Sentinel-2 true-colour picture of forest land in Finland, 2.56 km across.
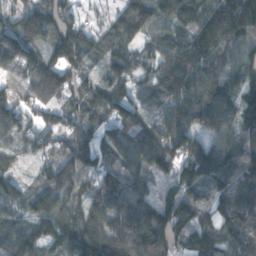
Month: November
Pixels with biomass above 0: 92%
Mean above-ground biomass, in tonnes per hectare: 127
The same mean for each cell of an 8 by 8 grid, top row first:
90 149 60 61 113 107 140 150
164 124 152 94 68 127 146 107
78 155 90 109 71 175 127 107
128 81 85 132 81 148 172 123
66 90 113 131 193 154 111 141
66 93 136 126 119 127 155 116
81 133 124 217 181 112 115 110
128 111 215 278 235 136 163 116
